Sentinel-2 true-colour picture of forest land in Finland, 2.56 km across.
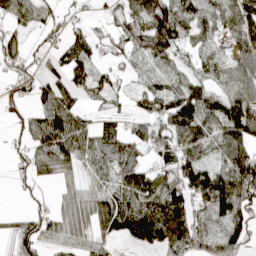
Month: April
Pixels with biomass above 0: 76%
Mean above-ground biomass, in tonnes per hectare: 61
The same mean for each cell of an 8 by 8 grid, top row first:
50 40 13 24 95 103 71 100
49 34 67 30 69 68 38 67
60 40 52 30 36 50 61 80
28 67 42 24 39 109 97 132
20 85 74 69 46 62 55 89
21 35 38 58 63 88 99 109
6 27 63 97 80 102 73 81
60 48 49 44 72 93 90 71
